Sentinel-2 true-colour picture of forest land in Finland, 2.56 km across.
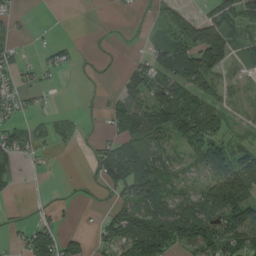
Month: August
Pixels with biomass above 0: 60%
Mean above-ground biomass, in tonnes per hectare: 59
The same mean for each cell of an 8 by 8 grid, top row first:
20 2 8 6 4 62 57 60
31 21 8 12 22 94 163 33
32 13 5 7 108 98 70 8
32 13 10 59 98 155 98 13
67 25 12 61 105 59 125 29
28 4 7 108 138 32 81 172
6 17 6 51 121 77 107 159
18 110 38 74 161 117 116 106
